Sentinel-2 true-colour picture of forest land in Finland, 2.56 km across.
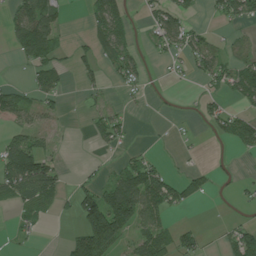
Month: July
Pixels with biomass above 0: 43%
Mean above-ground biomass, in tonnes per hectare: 40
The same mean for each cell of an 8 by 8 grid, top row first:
51 80 2 97 16 48 10 46
42 83 22 60 12 41 46 12
4 60 23 15 19 6 40 71
47 28 5 25 3 2 32 28
59 19 0 27 5 6 2 49
110 89 12 32 106 21 21 8
26 33 90 150 109 34 1 7
10 1 114 151 66 59 9 63
